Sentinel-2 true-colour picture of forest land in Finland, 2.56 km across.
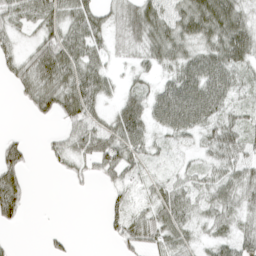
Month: April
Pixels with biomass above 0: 75%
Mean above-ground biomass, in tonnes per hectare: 40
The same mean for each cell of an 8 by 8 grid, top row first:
52 60 58 31 69 53 83 54
30 66 67 26 48 52 49 67
39 68 71 25 20 50 71 27
1 41 72 27 55 86 57 26
33 13 53 67 45 21 35 45
59 2 18 34 21 24 32 43
63 0 0 23 25 61 33 33
3 14 1 16 58 43 23 40
